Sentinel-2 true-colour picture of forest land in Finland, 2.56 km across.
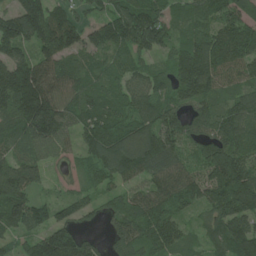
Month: July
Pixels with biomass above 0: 92%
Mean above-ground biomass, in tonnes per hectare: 119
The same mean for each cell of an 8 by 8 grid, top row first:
159 148 58 120 168 72 113 124
135 122 102 131 146 100 190 156
197 141 92 99 106 132 149 89
170 178 109 118 113 115 105 121
95 109 73 153 184 134 138 127
146 43 47 101 108 106 139 186
149 81 66 65 142 98 104 158
58 121 87 74 114 92 71 168
